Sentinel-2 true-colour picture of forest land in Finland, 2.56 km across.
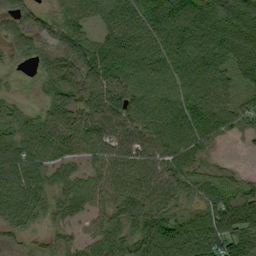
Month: September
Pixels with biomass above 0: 88%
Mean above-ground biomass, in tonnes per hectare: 73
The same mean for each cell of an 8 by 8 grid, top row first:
53 37 76 76 94 133 108 108
37 41 80 92 79 101 110 103
9 52 72 93 72 76 81 52
33 48 69 81 77 97 96 67
81 93 68 80 84 104 72 14
104 61 40 73 83 83 50 27
92 46 43 56 85 54 75 113
22 24 36 63 97 119 115 105
